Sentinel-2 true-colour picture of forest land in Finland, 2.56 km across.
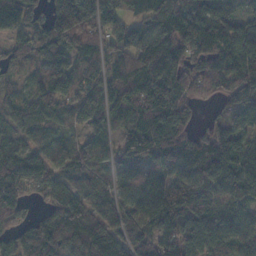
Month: November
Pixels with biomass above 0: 92%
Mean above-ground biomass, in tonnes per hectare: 100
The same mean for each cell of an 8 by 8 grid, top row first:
111 103 197 80 72 151 112 84
62 107 81 69 114 142 117 137
34 94 98 91 129 155 95 114
72 88 90 86 139 154 17 75
88 71 51 48 117 126 127 102
140 109 77 75 90 96 129 119
81 65 102 91 126 117 93 77
68 129 110 110 68 132 116 84
